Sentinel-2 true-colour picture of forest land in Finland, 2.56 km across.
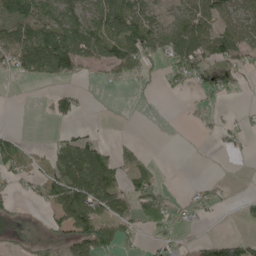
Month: May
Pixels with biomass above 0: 48%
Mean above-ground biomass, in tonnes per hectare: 47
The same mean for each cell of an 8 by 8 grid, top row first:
103 92 82 105 61 50 71 75
97 150 108 79 99 79 85 84
22 44 21 23 21 40 47 32
0 22 30 0 1 0 18 8
50 16 79 20 8 0 3 17
31 51 127 85 61 0 5 0
7 32 109 67 80 46 42 11
10 20 74 73 15 23 31 42
